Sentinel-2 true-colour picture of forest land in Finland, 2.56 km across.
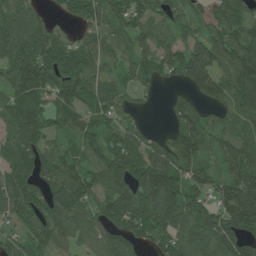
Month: July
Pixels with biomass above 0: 86%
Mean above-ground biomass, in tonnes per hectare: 92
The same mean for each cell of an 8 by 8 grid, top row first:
119 40 67 91 85 67 51 78
126 132 78 62 65 77 122 111
100 115 113 67 59 51 132 126
110 85 94 83 14 53 39 85
97 73 68 96 79 104 61 118
119 88 88 106 129 111 74 108
104 117 102 105 131 119 90 166
51 94 82 118 75 96 122 99
